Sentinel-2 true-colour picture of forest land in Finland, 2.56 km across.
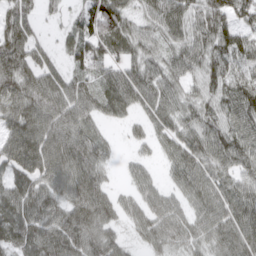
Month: March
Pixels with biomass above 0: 89%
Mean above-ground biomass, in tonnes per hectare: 72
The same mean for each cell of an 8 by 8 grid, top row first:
72 19 44 110 45 82 84 59
83 33 58 65 59 57 74 77
93 76 53 75 87 60 63 72
89 93 79 56 54 72 59 95
105 99 92 28 28 69 88 98
76 86 100 17 46 55 76 75
90 85 97 64 68 63 77 95
80 101 106 59 42 68 59 96
